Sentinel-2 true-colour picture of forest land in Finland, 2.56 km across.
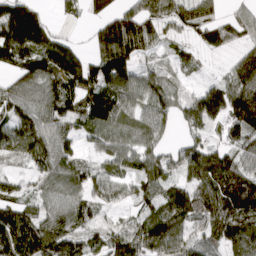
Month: March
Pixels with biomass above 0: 84%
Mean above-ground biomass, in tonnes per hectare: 96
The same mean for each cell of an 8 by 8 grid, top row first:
185 42 38 87 104 94 80 62
178 161 46 171 71 34 54 67
81 127 143 126 80 47 32 141
92 113 104 90 89 91 143 165
110 122 55 83 94 52 86 90
41 80 85 71 118 75 134 116
93 75 85 38 66 118 108 126
151 138 82 77 105 111 70 131
